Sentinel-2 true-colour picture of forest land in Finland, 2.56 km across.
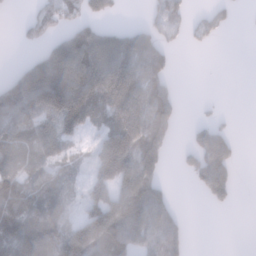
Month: January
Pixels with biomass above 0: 58%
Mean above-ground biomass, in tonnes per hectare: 88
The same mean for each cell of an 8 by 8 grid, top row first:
5 92 78 35 21 67 42 6
9 87 217 216 156 24 12 0
123 285 242 208 147 16 0 0
138 162 162 91 124 61 7 1
101 112 42 123 156 18 104 13
116 83 32 125 137 6 113 9
143 99 49 150 203 44 13 2
153 123 165 193 114 86 0 0
